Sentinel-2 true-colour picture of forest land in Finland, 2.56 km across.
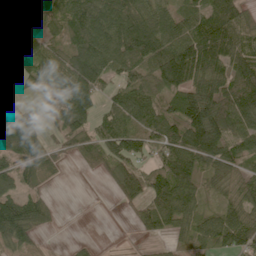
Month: June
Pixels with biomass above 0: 80%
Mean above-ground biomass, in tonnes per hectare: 97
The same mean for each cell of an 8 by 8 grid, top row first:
109 101 149 138 126 105 128 97
97 91 140 139 209 146 177 111
51 95 142 55 113 145 141 136
85 42 139 77 127 93 178 124
156 64 74 119 85 139 180 81
108 46 10 61 86 154 82 69
114 56 0 3 74 132 52 100
88 6 12 1 16 44 85 100
